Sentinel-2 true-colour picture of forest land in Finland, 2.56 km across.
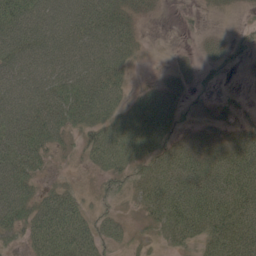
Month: May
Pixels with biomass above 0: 74%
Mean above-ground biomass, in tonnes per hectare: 41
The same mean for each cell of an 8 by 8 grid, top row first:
76 66 74 62 17 2 8 6
69 68 67 71 7 4 18 19
65 69 74 58 2 19 13 6
72 86 63 39 44 26 9 17
77 50 21 50 47 32 34 38
78 11 4 34 36 55 50 52
71 51 33 16 27 59 54 50
18 56 52 24 11 30 36 50
